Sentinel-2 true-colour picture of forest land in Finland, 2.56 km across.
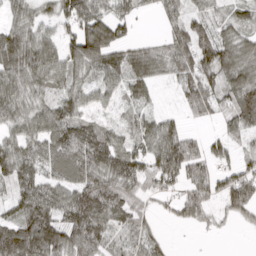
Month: March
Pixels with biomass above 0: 83%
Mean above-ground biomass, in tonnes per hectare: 70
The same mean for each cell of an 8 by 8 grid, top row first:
49 38 92 66 14 36 47 41
118 76 118 117 51 87 110 89
91 88 56 66 88 52 82 100
77 73 56 25 45 20 45 92
63 74 98 73 60 102 43 28
85 58 80 106 78 82 69 64
61 103 127 88 41 44 67 76
129 121 105 50 64 5 4 0
